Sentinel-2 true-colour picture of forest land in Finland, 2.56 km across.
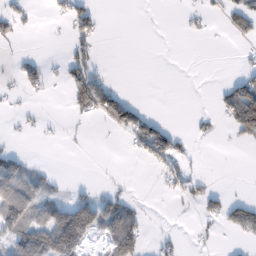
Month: February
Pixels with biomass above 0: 28%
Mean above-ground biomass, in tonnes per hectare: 32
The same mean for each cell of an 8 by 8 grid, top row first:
41 7 61 0 0 3 17 61
5 0 33 0 0 0 0 6
20 25 65 19 0 0 0 49
10 4 38 85 27 0 7 138
5 3 5 2 87 55 3 16
99 26 0 4 0 32 11 0
106 77 113 71 12 3 32 56
85 146 124 91 45 17 7 14
